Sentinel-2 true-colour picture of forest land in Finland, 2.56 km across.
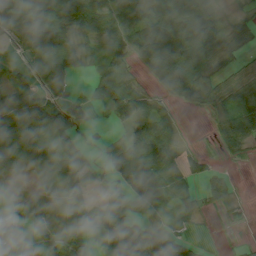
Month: July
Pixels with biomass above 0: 73%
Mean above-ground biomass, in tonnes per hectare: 52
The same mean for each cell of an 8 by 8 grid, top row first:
78 82 77 63 55 82 77 13
18 80 48 36 78 119 74 22
34 61 12 68 17 97 38 30
108 106 68 55 69 26 25 79
84 55 42 36 104 43 4 49
16 16 58 39 99 59 45 2
23 23 38 73 44 49 17 11
64 41 45 79 102 61 2 3
